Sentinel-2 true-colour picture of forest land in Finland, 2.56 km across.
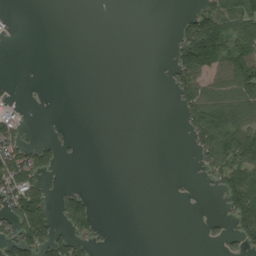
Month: August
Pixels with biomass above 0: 30%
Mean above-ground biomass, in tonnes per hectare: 39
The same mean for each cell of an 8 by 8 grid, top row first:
6 0 0 0 0 17 111 109
1 0 0 0 0 65 166 89
1 1 0 0 0 68 78 121
31 0 0 0 0 24 111 88
75 45 5 0 0 0 109 108
115 33 0 0 0 3 37 98
112 80 110 0 0 0 0 107
112 101 60 5 0 0 15 56
